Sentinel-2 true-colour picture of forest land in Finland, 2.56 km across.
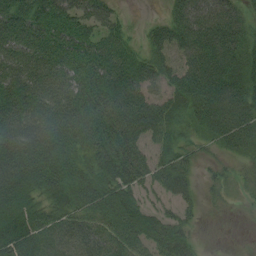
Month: August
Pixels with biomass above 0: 89%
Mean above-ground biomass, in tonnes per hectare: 61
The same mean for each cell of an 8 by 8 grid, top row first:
84 77 65 41 4 55 74 51
63 71 59 64 35 66 97 72
72 63 57 76 65 63 100 69
83 63 75 81 85 45 81 90
97 73 65 94 58 41 23 57
102 77 56 75 64 56 16 14
80 57 62 72 50 32 13 6
87 76 73 71 60 68 1 3
